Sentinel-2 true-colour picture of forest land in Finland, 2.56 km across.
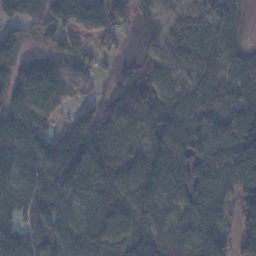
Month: November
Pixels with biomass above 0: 87%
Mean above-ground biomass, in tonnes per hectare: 88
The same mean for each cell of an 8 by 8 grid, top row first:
103 108 91 115 60 32 38 41
106 51 75 37 69 66 80 55
105 130 55 31 80 50 79 94
90 87 60 79 76 103 85 100
114 104 133 102 73 91 98 111
119 127 110 124 95 67 110 116
114 101 49 84 87 77 100 86
119 103 98 92 85 83 108 108
